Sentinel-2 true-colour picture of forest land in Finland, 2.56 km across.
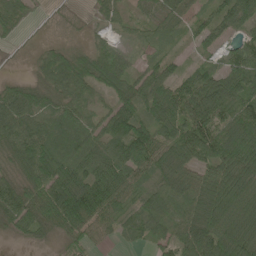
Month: June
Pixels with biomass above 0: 88%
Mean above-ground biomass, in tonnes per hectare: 69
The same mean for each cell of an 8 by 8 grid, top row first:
45 4 5 38 49 60 43 99
5 23 22 39 19 16 39 49
20 52 80 76 65 67 79 83
101 64 61 73 70 99 110 82
88 107 95 74 123 106 106 115
50 104 96 109 58 79 85 103
93 104 159 90 64 77 83 79
18 24 43 25 42 75 99 79
